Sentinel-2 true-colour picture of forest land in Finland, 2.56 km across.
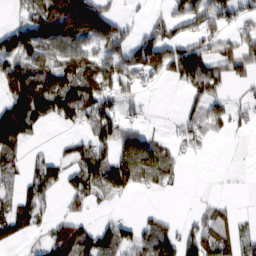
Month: February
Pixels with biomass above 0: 59%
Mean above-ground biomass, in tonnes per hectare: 65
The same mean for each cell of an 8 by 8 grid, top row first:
28 142 200 78 16 50 82 47
125 96 98 83 96 77 51 78
123 103 98 93 40 54 113 41
136 75 96 77 24 9 63 29
72 6 40 95 98 30 23 1
45 77 75 120 95 26 0 3
75 31 36 10 9 1 33 8
45 60 117 94 50 78 92 59
